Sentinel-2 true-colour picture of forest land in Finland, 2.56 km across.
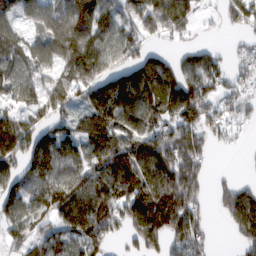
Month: February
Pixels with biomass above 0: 78%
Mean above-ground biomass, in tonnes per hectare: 114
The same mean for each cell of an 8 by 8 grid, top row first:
89 92 148 119 149 160 16 88
122 105 184 125 73 38 52 28
137 79 124 131 190 152 132 63
92 103 60 168 160 140 95 74
164 150 118 164 166 155 74 18
110 120 103 161 178 196 54 17
94 112 165 142 193 237 36 149
71 106 121 58 138 105 54 60
